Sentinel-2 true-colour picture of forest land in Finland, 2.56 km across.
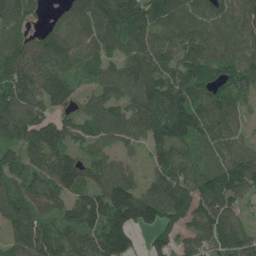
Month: June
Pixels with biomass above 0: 91%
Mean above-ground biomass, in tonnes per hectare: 113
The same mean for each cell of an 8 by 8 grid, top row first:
99 27 85 166 160 114 102 110
111 114 88 85 132 124 117 98
141 123 65 96 128 130 125 128
135 86 84 90 120 153 120 69
97 154 74 62 67 114 89 69
97 141 141 106 60 134 128 170
107 96 170 196 185 140 144 78
86 117 153 184 35 85 103 131
